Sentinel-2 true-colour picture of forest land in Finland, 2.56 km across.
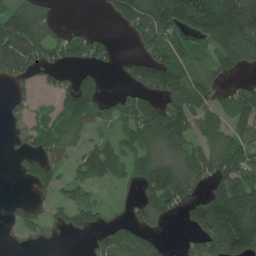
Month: June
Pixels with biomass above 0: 65%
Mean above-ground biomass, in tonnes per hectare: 95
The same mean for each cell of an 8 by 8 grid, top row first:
145 65 0 43 169 182 235 213
215 128 104 46 67 98 71 134
88 44 79 4 105 140 64 40
48 44 142 63 137 150 103 138
38 108 70 66 119 123 96 113
17 111 66 69 107 136 105 142
34 37 110 22 91 64 181 215
23 33 7 60 79 13 125 200
